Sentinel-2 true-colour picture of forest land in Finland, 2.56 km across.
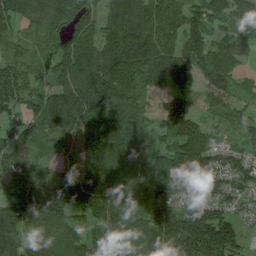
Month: July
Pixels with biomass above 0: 92%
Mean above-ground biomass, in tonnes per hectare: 120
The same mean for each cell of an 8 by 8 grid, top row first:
109 119 148 130 155 104 127 112
90 83 159 162 173 96 109 91
165 75 161 184 124 78 94 45
83 132 138 163 91 168 77 71
99 87 119 167 95 143 112 76
71 91 157 140 92 138 144 97
89 140 149 134 88 140 150 49
100 91 122 136 110 195 253 88
